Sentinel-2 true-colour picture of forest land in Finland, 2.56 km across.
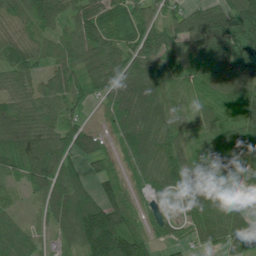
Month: July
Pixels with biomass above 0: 87%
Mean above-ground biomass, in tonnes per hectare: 72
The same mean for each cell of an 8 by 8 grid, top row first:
59 92 70 59 49 51 89 115
59 44 79 70 75 48 100 112
62 57 72 86 113 60 50 67
87 72 38 59 134 65 52 80
97 102 91 26 123 75 51 75
46 114 56 51 58 81 52 68
17 56 124 110 25 27 69 44
63 25 114 185 76 29 52 110
